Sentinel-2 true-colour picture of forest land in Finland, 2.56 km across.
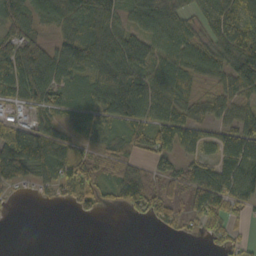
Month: October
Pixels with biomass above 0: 74%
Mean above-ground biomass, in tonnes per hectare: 66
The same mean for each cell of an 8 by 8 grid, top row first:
89 57 74 70 78 65 72 87
117 66 79 102 85 72 57 104
126 114 48 118 77 88 35 112
35 77 39 83 88 70 37 34
137 106 42 47 48 95 55 115
97 60 74 58 89 75 98 116
3 6 34 23 87 54 108 39
0 0 0 0 0 11 30 31
